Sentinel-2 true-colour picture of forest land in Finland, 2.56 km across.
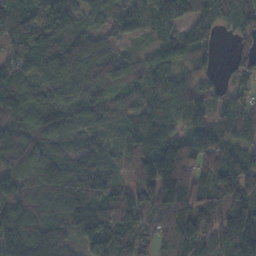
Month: November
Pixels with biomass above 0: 93%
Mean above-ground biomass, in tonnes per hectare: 93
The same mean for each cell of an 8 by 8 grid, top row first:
116 182 81 82 82 121 113 104
90 99 105 50 25 92 56 46
80 88 102 73 72 83 37 54
126 91 95 74 93 76 57 88
103 80 68 53 95 94 96 69
93 104 94 43 94 173 86 146
117 105 110 135 106 130 88 108
133 113 93 130 60 76 68 158
